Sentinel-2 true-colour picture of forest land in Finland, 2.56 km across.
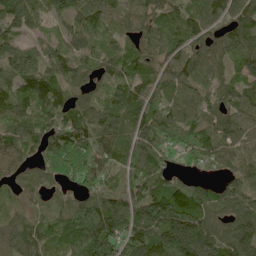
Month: June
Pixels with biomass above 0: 93%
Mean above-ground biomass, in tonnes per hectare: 108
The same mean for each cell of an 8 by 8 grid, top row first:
148 71 91 66 86 64 107 112
110 83 71 52 78 77 91 119
119 129 89 92 87 84 67 88
105 113 105 125 110 97 91 111
109 133 109 97 125 86 103 96
46 79 87 61 122 63 42 114
41 54 169 201 186 227 140 159
98 72 162 173 154 218 157 181
